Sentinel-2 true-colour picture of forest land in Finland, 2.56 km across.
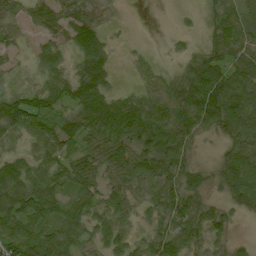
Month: July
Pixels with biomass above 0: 85%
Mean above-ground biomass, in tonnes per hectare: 45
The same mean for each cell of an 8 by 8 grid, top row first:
23 43 52 6 0 5 17 42
17 40 71 20 5 8 34 53
14 39 59 25 26 35 82 72
67 43 55 76 68 67 91 93
17 53 37 62 58 66 7 50
64 56 54 37 56 51 27 73
67 61 53 51 22 47 34 31
64 72 55 58 26 58 28 8
